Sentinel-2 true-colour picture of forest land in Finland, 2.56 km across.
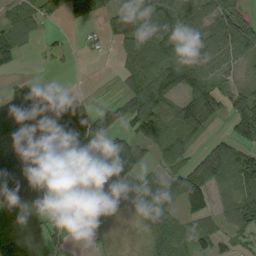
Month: September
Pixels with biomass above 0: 69%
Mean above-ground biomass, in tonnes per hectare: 61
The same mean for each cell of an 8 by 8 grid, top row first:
65 49 49 60 60 58 76 72
50 18 12 16 82 68 92 100
15 1 0 4 89 83 77 29
66 42 58 67 115 84 87 109
24 140 131 61 42 68 37 73
159 47 66 127 27 65 95 103
128 59 53 30 24 49 69 116
94 43 5 10 8 57 39 31
